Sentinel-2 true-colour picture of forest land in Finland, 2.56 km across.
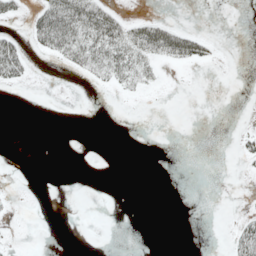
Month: May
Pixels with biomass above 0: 15%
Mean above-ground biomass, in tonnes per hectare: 8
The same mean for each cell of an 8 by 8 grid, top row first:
13 45 57 31 10 1 0 0
35 29 43 46 45 48 15 0
19 0 4 21 21 0 0 0
0 0 0 0 0 0 0 0
0 0 0 0 0 0 0 7
0 0 0 0 0 0 0 1
2 0 0 0 0 0 0 1
1 0 0 0 0 0 0 30
